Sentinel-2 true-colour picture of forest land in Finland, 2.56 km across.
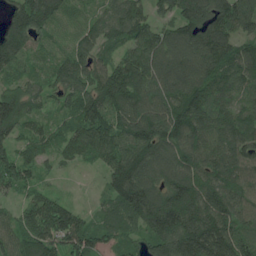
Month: June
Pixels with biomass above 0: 94%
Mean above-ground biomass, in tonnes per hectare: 124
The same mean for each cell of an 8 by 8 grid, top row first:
102 138 45 91 100 110 147 144
135 44 87 64 148 151 151 98
68 66 114 161 172 162 144 111
167 60 128 143 159 161 148 95
88 80 139 142 176 160 142 142
130 35 8 116 176 159 149 143
59 147 42 47 189 208 170 123
123 163 132 67 90 204 220 153
